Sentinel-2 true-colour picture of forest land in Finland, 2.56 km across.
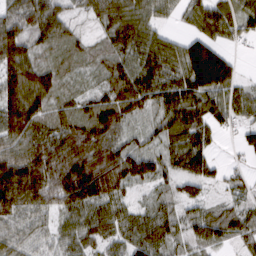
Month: March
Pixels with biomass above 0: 89%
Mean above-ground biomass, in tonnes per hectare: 85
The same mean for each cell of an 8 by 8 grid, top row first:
91 141 26 104 85 36 110 82
135 58 48 82 115 68 113 22
141 83 28 77 119 103 165 44
145 78 69 119 55 116 94 62
81 125 136 109 43 86 60 30
169 149 192 135 88 62 55 30
111 76 101 84 44 49 41 46
69 47 66 71 91 53 64 49
